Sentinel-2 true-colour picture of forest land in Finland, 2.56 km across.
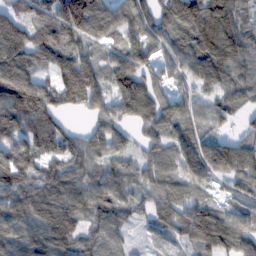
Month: February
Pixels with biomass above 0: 90%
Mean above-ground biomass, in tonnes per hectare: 102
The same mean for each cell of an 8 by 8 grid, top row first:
89 125 208 120 109 147 161 96
141 141 95 67 76 84 148 134
152 63 171 92 85 51 105 93
143 125 50 81 102 104 72 54
117 110 87 96 72 96 101 91
129 102 86 89 79 90 94 110
104 142 106 98 55 99 98 64
98 125 86 65 21 50 151 113
